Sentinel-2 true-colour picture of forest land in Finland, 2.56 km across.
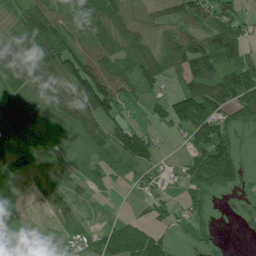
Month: July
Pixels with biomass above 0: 75%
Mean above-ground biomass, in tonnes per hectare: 58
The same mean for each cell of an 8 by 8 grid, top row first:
32 85 77 112 39 63 64 46
73 105 73 85 87 115 117 93
76 75 124 81 79 34 97 84
74 68 89 58 18 82 104 72
46 49 35 63 78 9 126 29
35 80 32 36 28 13 124 46
4 24 31 1 19 30 30 19
4 12 32 86 98 14 21 3
